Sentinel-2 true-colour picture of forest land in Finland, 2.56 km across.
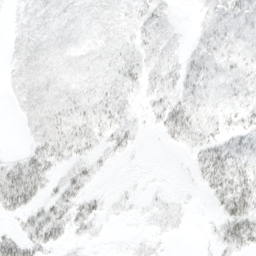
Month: March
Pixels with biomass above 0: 72%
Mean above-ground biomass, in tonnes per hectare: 14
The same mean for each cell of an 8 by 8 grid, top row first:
5 14 11 10 14 5 11 17
9 14 11 12 14 8 14 14
10 15 12 15 20 16 14 11
6 21 21 29 8 29 16 12
1 23 22 17 2 10 24 18
30 16 12 2 2 1 26 29
28 20 19 4 3 6 4 31
24 27 6 1 5 2 3 28
